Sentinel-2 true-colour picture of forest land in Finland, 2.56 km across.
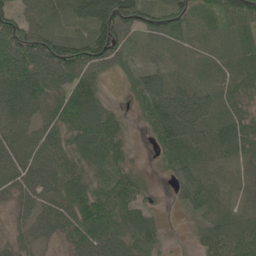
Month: May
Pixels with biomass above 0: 89%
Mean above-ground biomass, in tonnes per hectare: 65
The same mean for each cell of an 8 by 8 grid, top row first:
67 71 79 167 73 77 38 93
105 109 111 119 27 27 21 64
103 97 90 20 71 30 26 55
73 63 106 45 47 155 77 45
60 67 83 101 7 103 65 60
65 65 67 67 35 54 43 20
26 49 96 111 44 17 54 23
25 25 60 73 71 4 63 82
